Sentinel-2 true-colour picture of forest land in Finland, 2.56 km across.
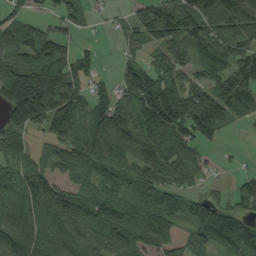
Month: September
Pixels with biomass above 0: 80%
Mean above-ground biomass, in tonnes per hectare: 83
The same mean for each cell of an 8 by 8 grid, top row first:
43 26 52 15 77 109 94 95
100 117 33 3 52 83 88 80
165 175 69 25 91 59 63 98
138 154 82 80 89 147 145 68
67 43 82 104 99 98 42 3
80 81 74 64 75 56 17 24
176 140 139 133 88 69 74 54
127 100 98 104 70 50 84 98
